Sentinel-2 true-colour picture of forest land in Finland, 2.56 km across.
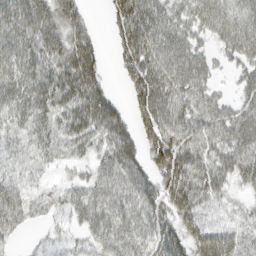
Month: March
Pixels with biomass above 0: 84%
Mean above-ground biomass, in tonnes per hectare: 50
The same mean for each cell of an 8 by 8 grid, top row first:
69 69 35 33 73 49 62 60
61 61 63 19 78 65 27 62
69 61 76 9 81 71 39 30
53 50 62 56 59 63 58 49
34 40 38 54 48 66 53 64
35 13 18 56 48 73 56 42
60 24 43 56 50 56 39 20
14 16 21 52 47 45 69 49
